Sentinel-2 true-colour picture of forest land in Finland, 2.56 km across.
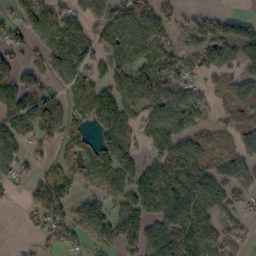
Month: October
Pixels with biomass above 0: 71%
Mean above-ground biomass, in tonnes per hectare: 83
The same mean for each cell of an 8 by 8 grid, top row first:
50 89 78 114 116 51 73 36
52 77 87 119 134 72 94 115
100 79 91 83 71 113 44 63
145 116 58 74 71 90 32 82
107 75 65 86 55 107 51 83
44 78 75 86 98 133 99 86
5 137 82 81 104 137 99 54
4 70 49 91 93 131 111 87
